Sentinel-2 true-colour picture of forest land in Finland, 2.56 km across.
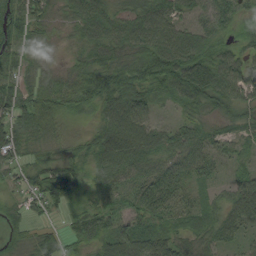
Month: August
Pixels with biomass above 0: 92%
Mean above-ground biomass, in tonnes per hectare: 54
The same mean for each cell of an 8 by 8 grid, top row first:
56 50 72 61 68 53 49 45
53 33 40 67 68 91 54 33
47 47 68 78 72 85 86 66
66 69 37 78 60 17 41 48
71 42 29 100 91 60 43 36
29 61 38 54 54 43 39 38
33 32 36 44 51 49 41 75
34 41 55 83 65 60 46 33
